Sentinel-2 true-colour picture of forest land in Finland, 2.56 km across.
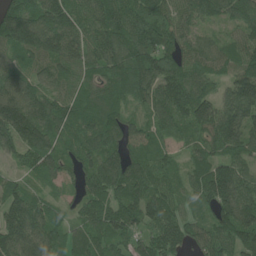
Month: June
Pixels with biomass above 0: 95%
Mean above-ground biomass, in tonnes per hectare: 118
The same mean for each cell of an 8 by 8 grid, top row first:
195 154 108 143 139 99 100 116
142 138 119 149 136 110 70 95
102 86 75 129 144 154 101 152
176 116 92 89 71 138 130 158
127 118 100 99 97 65 100 132
49 88 88 145 133 68 170 135
148 79 78 130 136 85 98 192
163 123 85 126 90 127 108 155
